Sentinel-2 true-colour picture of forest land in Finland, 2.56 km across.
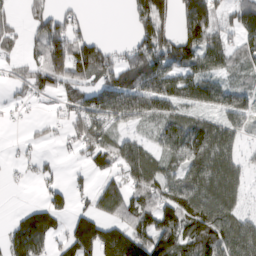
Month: March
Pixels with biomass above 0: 69%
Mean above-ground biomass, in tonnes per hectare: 75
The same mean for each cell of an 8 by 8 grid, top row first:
23 84 30 0 107 79 122 91
26 138 109 38 100 105 103 60
33 77 74 99 122 92 76 29
14 9 89 133 127 64 51 71
5 15 62 80 49 117 116 39
6 22 18 57 118 58 116 57
7 74 27 109 101 105 118 47
92 69 127 119 114 108 145 125
